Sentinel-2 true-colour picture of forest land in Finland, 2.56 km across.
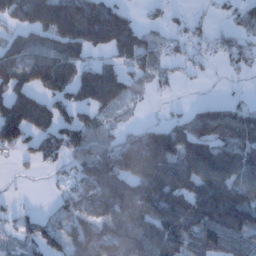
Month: January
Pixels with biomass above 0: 70%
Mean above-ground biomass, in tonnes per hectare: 86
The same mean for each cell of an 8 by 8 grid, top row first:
96 178 160 143 22 15 15 42
89 107 111 100 100 32 28 58
118 131 118 134 48 18 8 8
134 90 67 51 8 13 75 77
90 81 89 71 134 167 149 131
7 11 86 136 126 134 152 116
22 15 67 102 105 120 177 187
34 82 79 88 98 103 83 84
